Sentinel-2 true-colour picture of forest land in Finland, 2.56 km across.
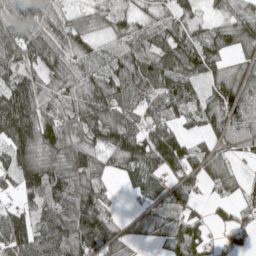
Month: May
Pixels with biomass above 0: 86%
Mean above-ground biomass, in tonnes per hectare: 83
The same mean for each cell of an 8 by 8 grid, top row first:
85 74 54 63 50 70 34 80
89 111 88 54 77 104 102 66
110 85 88 91 101 90 65 87
153 88 102 104 73 76 89 102
104 118 107 92 117 120 48 72
95 124 118 41 86 65 67 40
59 89 155 65 46 60 30 48
109 110 136 105 27 93 57 35
